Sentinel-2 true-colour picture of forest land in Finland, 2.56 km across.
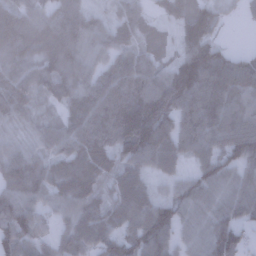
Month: January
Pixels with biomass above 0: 93%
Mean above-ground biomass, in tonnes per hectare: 75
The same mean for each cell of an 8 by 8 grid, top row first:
83 67 82 35 35 43 73 16
82 69 82 62 46 39 94 14
91 80 80 84 96 113 119 111
77 28 84 108 153 98 114 88
44 55 76 91 137 79 84 108
90 72 73 50 58 43 76 62
105 53 70 58 81 77 57 71
106 52 78 63 93 54 68 47
